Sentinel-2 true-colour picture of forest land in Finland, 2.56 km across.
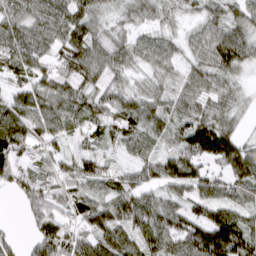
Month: March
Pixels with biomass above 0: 90%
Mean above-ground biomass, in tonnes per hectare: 69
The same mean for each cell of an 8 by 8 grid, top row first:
67 78 74 35 44 34 49 50
83 62 100 76 59 40 74 92
44 67 76 55 38 48 60 32
83 79 66 75 76 63 68 38
85 58 34 42 60 60 144 83
59 51 77 53 56 90 70 92
10 88 78 77 93 58 83 67
25 95 79 101 83 94 137 135
